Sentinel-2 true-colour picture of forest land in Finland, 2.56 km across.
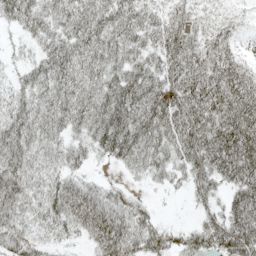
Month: May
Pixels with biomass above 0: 86%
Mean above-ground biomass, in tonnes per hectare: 49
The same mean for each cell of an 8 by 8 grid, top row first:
45 41 46 50 39 22 17 13
9 39 61 54 44 59 47 18
22 56 57 49 66 56 69 63
47 56 58 71 71 69 71 76
66 44 30 65 63 64 77 87
63 39 29 6 29 31 50 70
56 51 65 61 26 1 21 59
64 34 21 73 51 32 57 69
